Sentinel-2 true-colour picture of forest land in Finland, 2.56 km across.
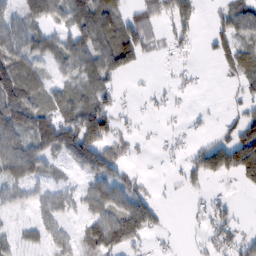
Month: February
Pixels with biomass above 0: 61%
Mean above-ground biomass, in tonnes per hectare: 48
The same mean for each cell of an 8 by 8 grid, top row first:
43 66 77 71 46 88 10 58
66 55 74 99 57 31 17 65
106 39 54 40 3 19 3 41
94 66 85 73 11 8 7 27
75 82 131 64 11 17 39 101
65 33 27 56 13 10 74 79
32 40 32 69 67 1 37 13
28 38 35 94 34 9 35 42
